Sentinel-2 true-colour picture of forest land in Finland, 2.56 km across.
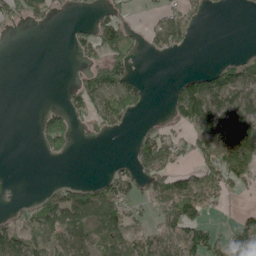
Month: May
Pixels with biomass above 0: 44%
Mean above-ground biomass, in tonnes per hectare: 47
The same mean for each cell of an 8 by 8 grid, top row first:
39 32 7 54 10 49 13 3
0 0 41 104 26 42 0 3
0 0 30 117 16 25 88 81
0 21 35 90 20 63 107 91
0 38 6 3 56 48 76 155
1 1 1 43 66 63 70 95
21 75 109 105 30 100 44 9
78 67 98 53 49 50 84 87
